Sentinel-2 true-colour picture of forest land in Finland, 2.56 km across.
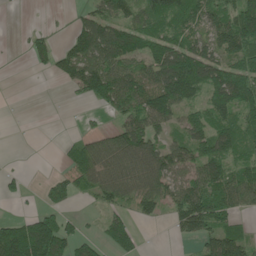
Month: May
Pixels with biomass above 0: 63%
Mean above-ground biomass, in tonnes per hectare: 67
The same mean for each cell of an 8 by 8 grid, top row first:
0 3 32 75 76 91 74 113
3 54 99 130 93 102 77 98
0 7 94 123 103 163 118 104
0 0 6 43 112 81 70 84
0 2 56 95 118 61 89 75
22 14 74 79 87 91 103 84
5 37 11 47 48 76 110 58
182 167 55 63 13 16 65 64
